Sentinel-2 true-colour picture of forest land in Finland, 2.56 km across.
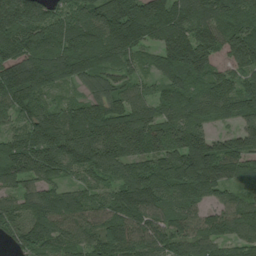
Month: July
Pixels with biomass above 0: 95%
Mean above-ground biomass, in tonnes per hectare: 136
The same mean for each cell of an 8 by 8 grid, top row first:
164 113 121 159 191 141 120 125
160 169 173 172 116 183 142 172
164 133 101 89 57 109 110 101
106 122 128 168 115 146 128 138
122 183 190 187 151 137 142 120
125 115 89 109 165 188 181 135
96 164 133 132 175 118 94 121
76 144 113 147 115 120 138 120
